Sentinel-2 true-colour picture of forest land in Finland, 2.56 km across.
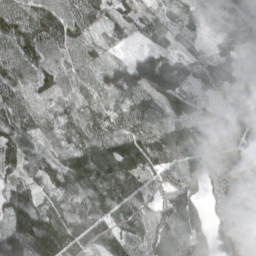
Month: April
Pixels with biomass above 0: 96%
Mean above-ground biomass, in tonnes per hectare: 106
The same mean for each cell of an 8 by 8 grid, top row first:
116 140 111 82 120 74 35 88
111 112 84 52 41 73 44 81
99 92 83 79 171 173 93 65
105 65 103 79 122 146 86 150
100 58 125 155 157 178 229 171
70 86 140 171 111 69 81 99
113 77 92 94 73 130 58 113
158 220 110 80 91 100 90 125
